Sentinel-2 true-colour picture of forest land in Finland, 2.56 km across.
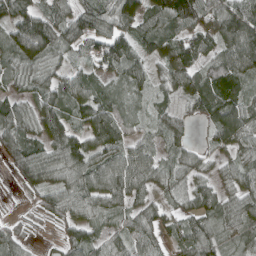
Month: April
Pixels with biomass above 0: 88%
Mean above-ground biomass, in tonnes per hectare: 72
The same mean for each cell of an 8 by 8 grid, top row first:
98 72 85 89 103 136 97 110
91 90 59 108 60 90 69 120
53 58 62 65 58 72 86 77
68 80 69 93 36 44 66 88
76 79 80 86 44 43 30 72
45 77 88 104 94 60 41 70
11 63 80 66 63 47 71 83
63 10 67 58 91 50 78 57
